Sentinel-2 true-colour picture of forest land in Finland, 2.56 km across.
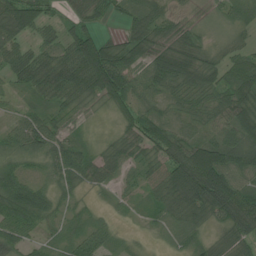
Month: July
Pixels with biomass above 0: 88%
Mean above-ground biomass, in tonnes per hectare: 57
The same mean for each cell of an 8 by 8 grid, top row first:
105 38 37 29 72 32 15 65
55 43 95 67 82 72 32 33
44 78 81 135 65 90 55 80
21 43 30 28 55 50 61 82
47 63 37 36 69 91 85 91
72 27 53 36 41 120 143 68
89 52 19 15 24 73 84 103
47 25 43 26 8 22 28 50
